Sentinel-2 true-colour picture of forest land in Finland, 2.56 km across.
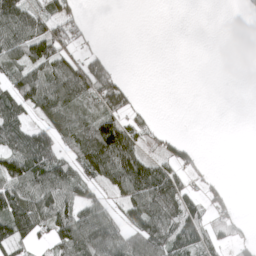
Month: April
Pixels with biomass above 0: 53%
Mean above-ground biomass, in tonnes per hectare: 54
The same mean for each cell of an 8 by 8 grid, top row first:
97 56 34 0 0 0 0 5
75 100 43 6 0 0 0 0
67 85 119 99 0 0 0 0
74 73 71 82 19 0 0 0
80 56 101 167 50 42 0 0
99 106 66 106 134 78 16 0
105 89 77 40 119 110 53 10
69 36 114 121 108 89 63 30
